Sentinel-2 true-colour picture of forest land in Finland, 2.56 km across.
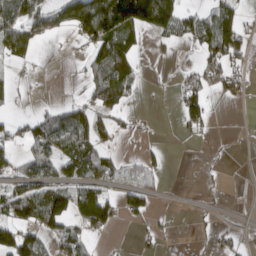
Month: March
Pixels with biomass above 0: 42%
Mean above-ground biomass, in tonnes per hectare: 47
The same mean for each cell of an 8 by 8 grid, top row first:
61 73 125 176 178 106 52 63
95 7 20 131 18 20 81 71
17 3 11 101 16 14 55 39
12 26 47 54 1 21 51 0
36 85 80 23 6 2 9 1
44 57 71 46 36 0 6 1
105 143 127 76 55 1 6 2
112 55 67 5 14 4 7 14
